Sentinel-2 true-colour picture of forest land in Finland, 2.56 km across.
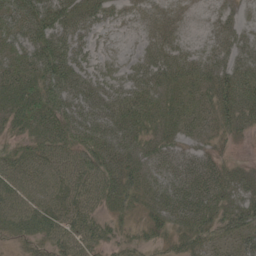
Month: May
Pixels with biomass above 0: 91%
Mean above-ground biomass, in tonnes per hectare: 37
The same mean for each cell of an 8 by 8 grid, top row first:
62 64 48 19 18 15 7 13
41 68 34 6 18 27 21 27
40 59 53 30 41 36 42 50
48 49 64 55 41 29 31 50
28 39 43 51 39 25 21 11
44 38 43 52 41 36 43 32
44 40 35 30 31 44 49 48
28 36 36 26 24 31 34 33
